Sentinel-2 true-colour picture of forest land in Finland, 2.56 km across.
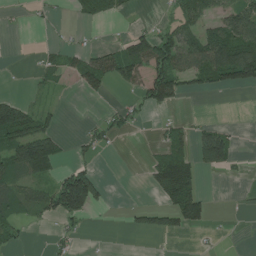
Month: July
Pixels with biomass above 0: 38%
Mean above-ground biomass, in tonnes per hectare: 45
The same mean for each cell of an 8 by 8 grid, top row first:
6 12 26 28 5 47 51 88
0 17 22 31 115 114 112 122
1 27 50 55 78 93 57 95
123 33 0 31 29 13 1 0
114 109 17 16 3 64 143 12
56 35 125 0 13 147 15 6
54 70 134 8 43 108 43 2
26 10 12 0 2 7 6 0
